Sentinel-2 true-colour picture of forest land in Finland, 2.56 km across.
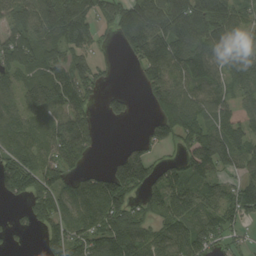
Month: August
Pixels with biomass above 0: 77%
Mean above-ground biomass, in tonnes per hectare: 110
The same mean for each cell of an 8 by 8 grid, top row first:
116 147 122 121 160 179 167 98
151 109 97 31 192 172 142 95
79 139 129 20 96 119 125 119
87 101 105 56 10 149 107 105
106 101 131 1 66 77 169 110
163 132 65 141 152 108 104 76
21 126 127 186 90 155 119 140
15 70 116 164 110 123 112 44
